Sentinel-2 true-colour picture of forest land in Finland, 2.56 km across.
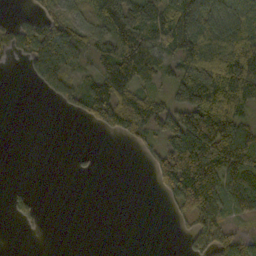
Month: October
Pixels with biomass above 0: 56%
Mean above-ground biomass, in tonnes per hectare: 64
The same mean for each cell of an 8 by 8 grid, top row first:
16 72 55 120 111 131 84 90
51 134 67 115 118 105 113 138
0 101 49 87 66 97 161 156
0 0 40 142 106 129 197 85
0 0 0 2 43 106 207 109
0 0 7 0 3 131 135 101
18 1 0 0 0 34 92 63
0 1 0 0 0 4 78 52
